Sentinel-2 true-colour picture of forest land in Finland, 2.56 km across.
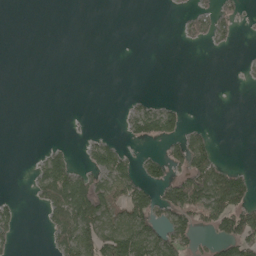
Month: May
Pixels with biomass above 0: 28%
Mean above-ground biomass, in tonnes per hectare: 31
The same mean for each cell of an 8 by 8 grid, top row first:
0 0 0 0 0 4 32 22
0 0 0 0 0 2 9 4
0 0 0 0 0 0 0 3
0 0 1 0 57 43 0 0
0 11 9 35 27 45 46 0
0 80 57 83 49 44 104 44
19 56 123 72 82 89 95 89
16 17 96 105 101 72 23 103
